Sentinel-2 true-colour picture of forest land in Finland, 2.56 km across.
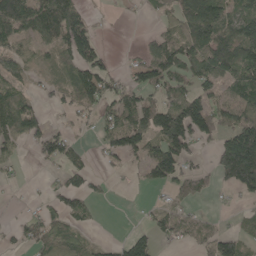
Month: May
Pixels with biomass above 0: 58%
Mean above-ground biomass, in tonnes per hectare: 61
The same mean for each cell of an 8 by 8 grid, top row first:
139 124 59 2 11 54 121 85
56 43 112 4 35 78 114 113
56 21 89 59 70 81 91 84
107 35 40 68 93 125 93 81
42 76 30 63 81 119 25 168
10 8 46 19 41 97 29 181
3 35 37 6 10 36 9 15
25 72 46 15 71 39 49 66
